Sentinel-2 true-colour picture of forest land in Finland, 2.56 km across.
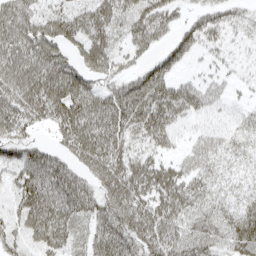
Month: April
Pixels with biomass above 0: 81%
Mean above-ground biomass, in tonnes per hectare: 48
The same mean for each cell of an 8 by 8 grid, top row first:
74 50 48 49 56 26 37 21
75 65 48 43 35 48 23 12
82 85 59 40 67 31 23 11
67 61 78 84 66 35 28 20
44 22 77 68 33 16 42 24
47 65 42 67 57 40 34 21
47 70 52 64 62 41 46 39
41 58 29 69 45 41 63 61
